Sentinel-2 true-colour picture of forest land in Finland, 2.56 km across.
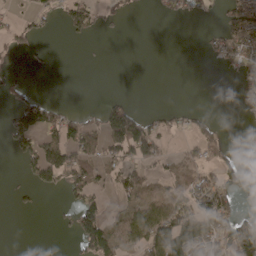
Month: April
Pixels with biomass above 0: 36%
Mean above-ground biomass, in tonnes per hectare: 39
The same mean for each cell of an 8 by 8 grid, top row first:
16 22 62 19 2 17 10 92
19 4 1 0 0 0 21 57
15 0 0 0 0 0 0 43
68 57 18 81 22 16 7 14
56 82 73 82 109 8 47 13
4 80 81 37 38 43 49 35
8 1 79 18 78 82 96 25
0 0 62 86 87 148 99 121
